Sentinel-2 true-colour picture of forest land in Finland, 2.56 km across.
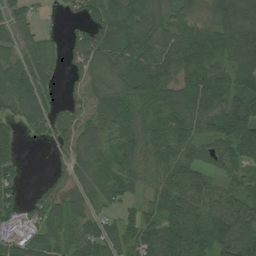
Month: July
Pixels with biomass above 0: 84%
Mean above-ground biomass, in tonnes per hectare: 75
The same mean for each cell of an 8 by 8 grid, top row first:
61 7 40 86 110 79 72 122
69 49 97 98 107 123 153 134
97 59 36 66 92 80 105 92
55 60 41 84 64 99 98 94
63 24 64 65 84 88 68 140
49 13 43 50 64 79 50 50
74 75 32 25 51 71 80 74
71 69 68 58 86 116 105 119
